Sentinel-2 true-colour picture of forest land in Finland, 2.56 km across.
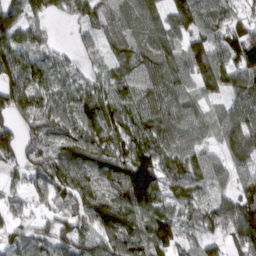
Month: March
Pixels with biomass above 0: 87%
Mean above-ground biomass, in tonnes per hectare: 77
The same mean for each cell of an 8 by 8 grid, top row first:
77 52 47 66 79 74 77 48
100 42 27 51 73 58 89 122
105 82 48 69 80 76 83 82
91 76 90 94 73 84 35 87
78 72 98 91 87 92 45 112
41 82 83 77 173 80 83 59
37 41 70 122 131 70 73 122
50 70 70 84 93 83 61 75
